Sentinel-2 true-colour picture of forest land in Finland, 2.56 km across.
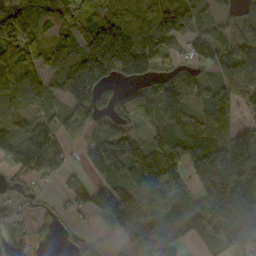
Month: October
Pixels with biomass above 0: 80%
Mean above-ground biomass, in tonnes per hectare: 85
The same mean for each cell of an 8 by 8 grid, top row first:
124 74 100 74 73 124 46 58
82 61 103 237 171 62 41 121
94 67 185 87 80 167 47 126
72 58 122 79 48 86 82 37
87 155 58 134 88 90 72 66
62 76 62 77 141 105 132 91
56 28 61 156 128 50 103 82
58 17 21 17 58 27 52 67
